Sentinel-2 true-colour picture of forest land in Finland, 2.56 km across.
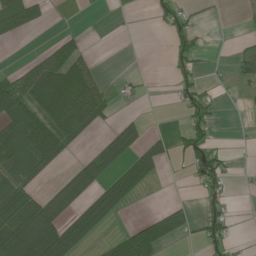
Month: June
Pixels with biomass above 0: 39%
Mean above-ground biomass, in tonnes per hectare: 36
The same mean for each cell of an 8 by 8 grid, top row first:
84 12 0 0 1 41 5 2
1 22 23 0 0 36 8 14
51 94 79 6 7 28 8 23
69 68 87 20 5 7 36 3
67 78 19 71 44 20 34 1
67 18 65 50 53 2 70 4
92 80 50 53 1 29 32 1
103 103 50 24 83 21 49 7
